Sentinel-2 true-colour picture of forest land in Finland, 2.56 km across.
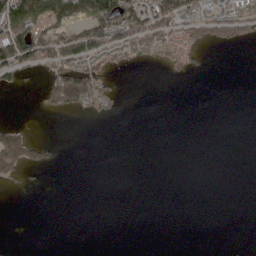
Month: May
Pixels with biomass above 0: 24%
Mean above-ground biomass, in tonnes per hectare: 31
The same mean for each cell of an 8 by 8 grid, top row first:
175 128 103 157 113 103 57 72
135 95 114 98 76 60 31 16
35 52 118 23 0 9 0 0
0 23 33 17 0 0 0 0
105 24 0 0 0 0 0 0
32 2 0 0 0 0 0 0
0 0 0 0 0 0 0 0
0 0 0 0 0 0 0 0
